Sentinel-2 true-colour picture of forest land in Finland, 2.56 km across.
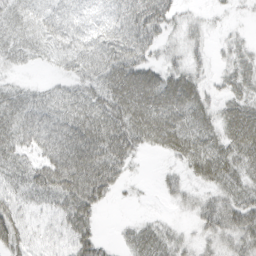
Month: March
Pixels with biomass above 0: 78%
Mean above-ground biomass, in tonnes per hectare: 37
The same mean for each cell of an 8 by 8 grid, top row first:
29 39 42 38 67 27 9 5
30 22 43 55 45 18 15 19
12 8 40 60 63 50 16 31
51 48 51 65 62 59 33 44
46 59 81 69 34 50 42 48
34 55 79 48 3 15 38 37
33 21 66 7 2 10 34 48
37 18 44 7 38 24 22 39
